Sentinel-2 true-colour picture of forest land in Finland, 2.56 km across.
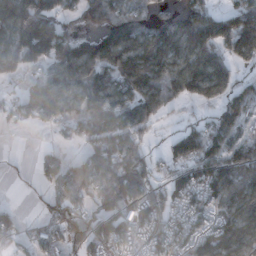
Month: December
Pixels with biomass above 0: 77%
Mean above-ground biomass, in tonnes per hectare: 119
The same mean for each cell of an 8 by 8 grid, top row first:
186 127 72 154 95 83 131 159
155 174 155 178 169 137 163 161
50 94 160 148 195 156 213 85
54 98 126 183 126 28 52 143
5 23 77 168 67 104 145 106
8 79 172 244 141 87 138 155
38 66 134 152 124 87 90 173
57 80 99 121 78 91 125 175
